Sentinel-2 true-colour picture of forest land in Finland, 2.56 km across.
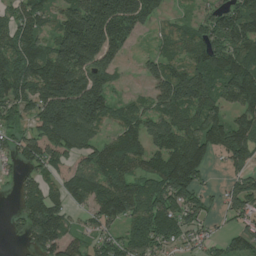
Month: July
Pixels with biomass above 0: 81%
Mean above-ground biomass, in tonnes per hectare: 110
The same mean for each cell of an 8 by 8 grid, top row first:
78 71 191 237 141 31 74 126
114 100 223 133 11 76 129 112
176 189 211 83 37 183 159 163
70 189 234 83 70 119 106 88
62 121 141 106 118 135 130 142
28 49 87 141 98 192 41 71
39 140 51 131 122 118 41 78
20 146 56 68 123 73 46 86
